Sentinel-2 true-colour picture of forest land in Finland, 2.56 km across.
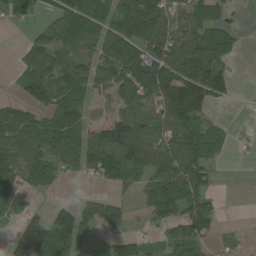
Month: August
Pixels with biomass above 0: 65%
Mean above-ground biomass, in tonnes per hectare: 64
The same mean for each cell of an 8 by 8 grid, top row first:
26 22 71 67 131 47 57 10
11 87 66 100 86 79 99 16
24 119 84 99 133 132 126 6
78 72 84 53 81 124 38 1
107 91 75 115 93 85 89 4
98 68 24 58 52 97 53 0
51 23 43 48 23 79 65 1
74 125 55 30 32 56 39 11
